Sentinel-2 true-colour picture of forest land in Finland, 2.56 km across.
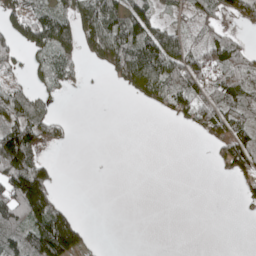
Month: May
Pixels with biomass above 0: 48%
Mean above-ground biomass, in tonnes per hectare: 56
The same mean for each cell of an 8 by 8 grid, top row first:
94 91 76 95 103 27 42 52
59 87 63 135 128 107 71 52
24 42 17 33 126 123 63 64
84 45 0 0 13 55 81 86
197 45 1 0 0 0 29 114
198 96 0 0 0 0 0 61
138 144 7 0 0 0 0 8
75 208 93 0 0 0 0 0
